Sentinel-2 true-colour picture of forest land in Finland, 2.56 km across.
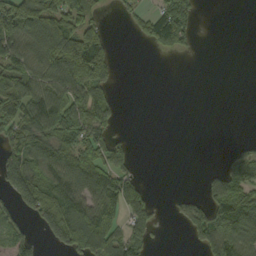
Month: September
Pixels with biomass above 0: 50%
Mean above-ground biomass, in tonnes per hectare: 60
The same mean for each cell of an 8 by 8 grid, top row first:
138 138 98 4 39 110 0 0
100 125 155 26 10 48 0 0
108 104 137 45 0 0 0 0
79 109 103 44 0 0 0 0
106 93 95 72 0 0 0 14
125 98 108 77 9 0 22 73
47 114 99 89 78 18 79 105
54 44 106 96 72 0 92 105
